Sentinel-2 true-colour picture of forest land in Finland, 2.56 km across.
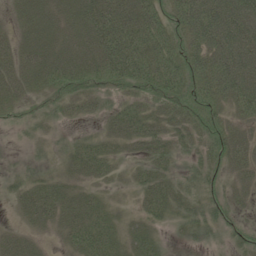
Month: June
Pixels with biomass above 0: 84%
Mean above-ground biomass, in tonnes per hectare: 39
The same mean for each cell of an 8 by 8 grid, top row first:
19 47 48 69 60 47 84 85
38 48 47 73 70 43 64 89
42 38 40 44 61 63 54 86
22 22 19 26 38 40 44 40
4 14 23 26 42 29 36 40
12 17 30 20 29 25 32 33
16 50 42 21 26 27 30 22
34 14 47 42 40 5 17 23
